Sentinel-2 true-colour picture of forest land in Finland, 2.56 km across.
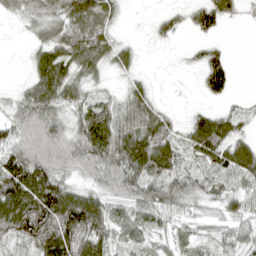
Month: April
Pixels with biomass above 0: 80%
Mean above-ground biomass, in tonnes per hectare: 52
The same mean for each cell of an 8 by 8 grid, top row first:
27 53 61 36 5 22 62 24
3 57 77 52 9 7 28 0
9 81 49 18 22 4 68 3
43 65 53 61 77 16 31 29
61 75 79 97 97 56 87 53
107 93 42 67 85 55 58 67
102 115 104 47 53 45 34 43
52 94 85 50 45 35 27 42
